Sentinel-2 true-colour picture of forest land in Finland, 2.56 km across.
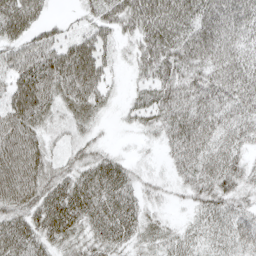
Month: April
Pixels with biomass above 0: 86%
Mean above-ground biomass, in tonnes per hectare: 44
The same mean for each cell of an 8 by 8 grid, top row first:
67 16 17 49 66 69 58 51
38 47 64 23 49 59 60 41
49 61 78 17 26 61 51 51
59 35 41 10 36 64 54 41
59 26 32 9 9 51 50 36
65 48 48 59 18 25 52 40
49 65 63 57 31 7 42 33
63 42 35 45 28 32 32 41
